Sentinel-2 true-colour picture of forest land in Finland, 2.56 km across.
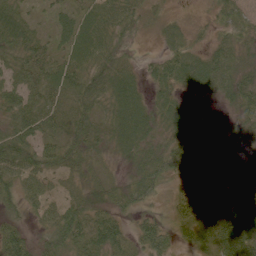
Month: June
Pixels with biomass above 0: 92%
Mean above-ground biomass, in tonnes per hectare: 52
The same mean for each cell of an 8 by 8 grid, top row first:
65 23 46 52 30 12 13 46
67 42 61 50 8 30 33 43
60 63 65 67 34 58 71 52
63 67 64 50 56 62 32 46
72 50 56 44 59 59 62 41
60 48 33 15 65 54 72 38
31 47 56 41 29 38 91 92
79 43 71 71 65 32 64 108
